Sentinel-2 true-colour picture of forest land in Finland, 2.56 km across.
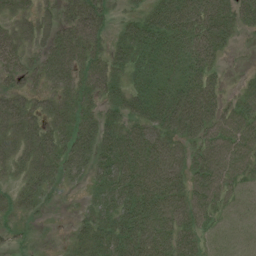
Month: July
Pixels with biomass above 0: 86%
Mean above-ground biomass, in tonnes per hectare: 50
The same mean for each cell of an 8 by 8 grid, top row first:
45 31 79 25 46 74 69 43
55 52 67 41 76 53 61 7
36 42 49 52 52 44 45 11
75 50 51 36 53 76 62 54
59 66 62 65 72 46 61 67
25 52 32 63 68 58 76 49
34 10 13 55 66 69 57 39
11 3 32 67 67 62 33 33
